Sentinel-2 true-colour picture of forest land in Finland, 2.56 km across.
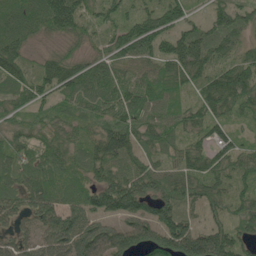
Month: June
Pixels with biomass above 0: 90%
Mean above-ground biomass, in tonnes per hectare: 79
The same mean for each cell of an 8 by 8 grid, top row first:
87 124 79 50 79 84 47 62
94 19 32 71 95 114 96 56
81 89 110 91 66 77 73 113
50 43 49 78 77 54 71 56
63 66 53 129 64 51 65 46
66 76 65 88 104 67 82 60
70 88 89 109 89 89 53 62
76 100 137 116 109 148 141 76
